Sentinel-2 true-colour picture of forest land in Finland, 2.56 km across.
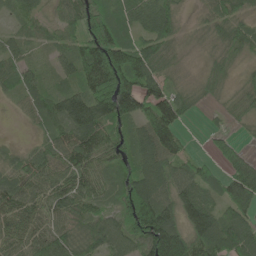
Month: June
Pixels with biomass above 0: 89%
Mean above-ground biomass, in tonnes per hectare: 80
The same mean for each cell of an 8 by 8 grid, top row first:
41 30 77 89 83 58 38 59
50 33 81 161 91 40 23 69
67 34 100 190 121 33 46 23
17 81 143 150 95 114 11 32
12 65 107 84 98 75 20 35
72 77 86 55 110 87 57 126
88 77 71 56 181 115 107 95
67 89 63 99 139 180 132 104
